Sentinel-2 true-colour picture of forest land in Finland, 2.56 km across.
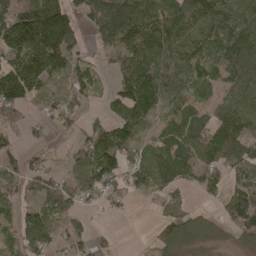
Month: April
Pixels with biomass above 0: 76%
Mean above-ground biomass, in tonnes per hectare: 89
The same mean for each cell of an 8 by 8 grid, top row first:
154 211 53 211 132 144 136 106
174 208 40 68 138 120 94 173
171 87 69 42 151 104 77 118
69 39 33 43 104 70 59 129
45 34 68 120 39 121 124 118
78 78 74 115 60 101 76 69
58 73 43 27 1 34 13 157
69 100 71 17 4 87 19 46
